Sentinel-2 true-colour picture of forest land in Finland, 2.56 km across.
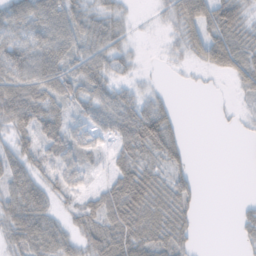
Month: November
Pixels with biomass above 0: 73%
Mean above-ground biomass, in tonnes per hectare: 39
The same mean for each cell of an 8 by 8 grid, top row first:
57 79 50 37 2 41 72 50
63 72 52 51 2 13 64 44
78 74 53 39 7 1 4 26
90 59 33 63 61 19 0 6
39 42 39 30 65 44 0 0
57 34 32 35 54 33 0 0
57 44 36 63 63 50 0 9
47 68 37 67 53 43 0 14
